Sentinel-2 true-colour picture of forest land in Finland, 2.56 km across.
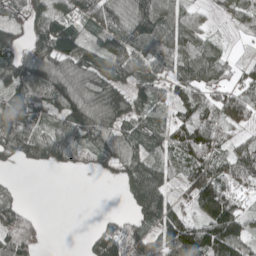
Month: May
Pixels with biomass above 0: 78%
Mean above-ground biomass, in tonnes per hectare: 86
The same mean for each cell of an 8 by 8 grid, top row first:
60 89 67 96 122 83 24 75
84 120 109 91 97 98 67 6
115 134 101 102 110 89 98 58
120 67 133 119 80 55 92 89
126 130 89 87 79 95 139 66
7 1 10 25 118 46 153 112
85 0 0 1 118 73 141 78
139 17 7 125 124 156 185 135
